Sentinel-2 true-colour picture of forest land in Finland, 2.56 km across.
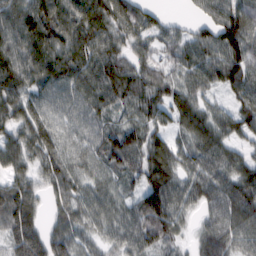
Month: February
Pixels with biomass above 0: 93%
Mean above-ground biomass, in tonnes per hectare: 80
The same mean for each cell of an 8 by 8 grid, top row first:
110 131 102 96 56 14 47 100
116 106 96 75 49 58 78 110
118 86 85 103 96 67 70 98
95 65 65 60 94 91 63 77
80 84 57 102 94 55 87 58
71 67 66 58 88 80 81 98
125 37 68 64 116 84 61 98
97 85 59 55 87 48 54 62
